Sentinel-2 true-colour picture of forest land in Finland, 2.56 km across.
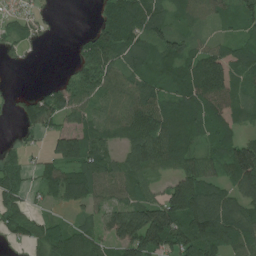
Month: July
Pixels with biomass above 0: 79%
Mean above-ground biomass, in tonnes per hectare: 78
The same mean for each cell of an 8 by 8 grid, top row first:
34 10 0 81 120 52 55 64
36 5 44 122 74 85 50 60
1 10 91 84 75 93 135 67
31 122 66 74 120 99 91 67
18 37 120 65 130 111 55 98
57 59 97 84 75 81 75 127
54 22 47 78 127 158 153 85
34 95 95 82 184 130 146 95
